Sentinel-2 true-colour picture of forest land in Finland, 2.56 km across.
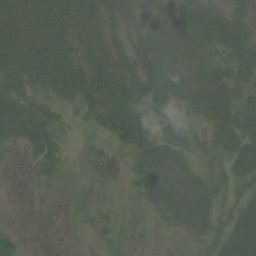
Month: August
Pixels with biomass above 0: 70%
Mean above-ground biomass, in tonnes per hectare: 43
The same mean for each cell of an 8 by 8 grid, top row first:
67 87 82 62 35 46 65 60
80 95 73 62 50 59 38 60
50 75 92 93 71 44 61 41
68 39 28 88 59 20 53 53
30 60 1 21 68 42 21 49
0 21 0 0 55 69 29 27
0 0 6 5 16 64 41 26
19 0 0 14 3 5 25 64
